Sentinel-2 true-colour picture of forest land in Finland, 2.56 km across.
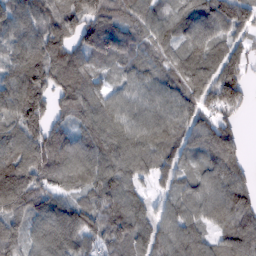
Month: February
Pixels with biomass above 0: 93%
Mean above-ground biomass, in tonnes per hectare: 97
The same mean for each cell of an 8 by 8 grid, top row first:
104 101 146 107 102 95 125 115
86 110 106 124 83 81 97 61
105 95 120 51 76 85 108 104
117 92 87 95 85 89 81 41
105 115 81 118 88 80 110 80
162 96 105 120 56 68 78 61
122 123 103 127 68 62 79 112
82 119 108 102 95 105 65 110
